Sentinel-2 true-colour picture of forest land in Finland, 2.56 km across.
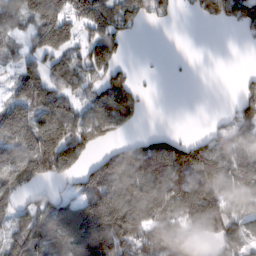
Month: February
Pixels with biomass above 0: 67%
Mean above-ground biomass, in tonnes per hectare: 88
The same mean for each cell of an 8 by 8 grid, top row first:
127 151 109 117 60 17 53 70
43 120 70 111 0 0 0 2
90 125 89 112 5 2 0 18
138 156 72 142 27 0 3 59
174 191 121 41 74 90 80 87
130 81 63 144 142 133 137 110
76 76 96 179 153 90 186 84
91 93 124 178 98 104 49 72
